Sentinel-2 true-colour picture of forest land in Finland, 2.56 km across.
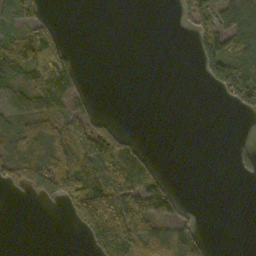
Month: October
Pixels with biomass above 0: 42%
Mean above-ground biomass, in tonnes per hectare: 40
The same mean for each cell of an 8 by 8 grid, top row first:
69 22 0 0 0 18 74 107
99 94 2 0 0 0 69 75
53 98 29 0 0 0 36 97
58 82 39 2 0 0 0 23
60 74 81 97 13 0 0 12
65 117 107 99 81 3 0 14
0 5 70 112 84 48 0 0
0 0 5 86 97 91 20 0
